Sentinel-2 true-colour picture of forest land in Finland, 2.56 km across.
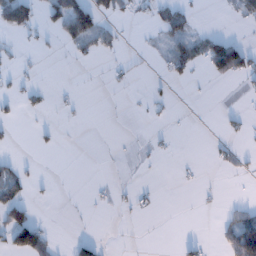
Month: January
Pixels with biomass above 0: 19%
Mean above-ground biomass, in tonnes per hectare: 16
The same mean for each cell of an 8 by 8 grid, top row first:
94 40 94 27 8 46 1 27
8 6 31 19 4 44 59 51
9 0 1 8 3 23 14 21
13 8 4 0 3 3 0 8
4 7 0 1 2 3 4 7
29 2 0 1 0 3 3 8
66 2 1 6 7 0 2 21
69 34 21 0 1 4 6 66
